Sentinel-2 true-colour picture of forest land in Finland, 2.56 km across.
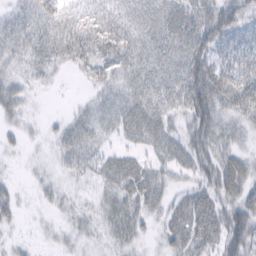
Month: February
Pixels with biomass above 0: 82%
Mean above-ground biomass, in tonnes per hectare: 31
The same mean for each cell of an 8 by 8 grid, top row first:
20 39 31 32 40 43 52 51
27 32 37 35 35 38 62 36
24 13 8 27 36 37 77 47
25 3 11 28 45 27 72 35
11 10 35 14 25 34 55 24
6 11 24 35 39 21 43 53
21 11 16 26 29 25 43 53
11 6 15 17 13 32 30 66
